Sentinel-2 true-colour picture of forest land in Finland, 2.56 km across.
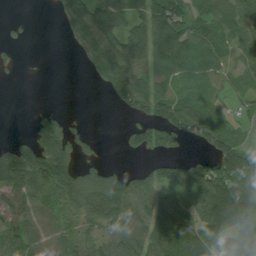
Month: July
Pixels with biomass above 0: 70%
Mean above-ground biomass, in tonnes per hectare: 88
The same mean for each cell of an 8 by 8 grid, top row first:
6 2 144 152 114 99 75 99
22 0 66 133 141 126 95 62
6 1 1 171 102 70 79 39
0 19 3 9 77 112 76 43
54 143 51 1 83 57 73 72
146 207 127 90 75 102 148 130
67 89 124 187 99 129 173 183
71 83 92 90 109 175 151 111
